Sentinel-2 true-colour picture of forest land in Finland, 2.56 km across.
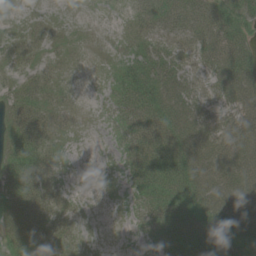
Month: June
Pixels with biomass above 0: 93%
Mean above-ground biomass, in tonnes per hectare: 44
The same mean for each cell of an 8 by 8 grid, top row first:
10 12 7 8 43 50 62 56
31 21 15 12 50 43 49 70
21 29 7 32 76 63 37 75
29 29 9 38 76 75 49 61
37 33 5 22 74 79 71 76
51 41 4 9 69 86 73 81
65 49 11 7 58 66 66 81
59 59 27 4 26 73 68 48
